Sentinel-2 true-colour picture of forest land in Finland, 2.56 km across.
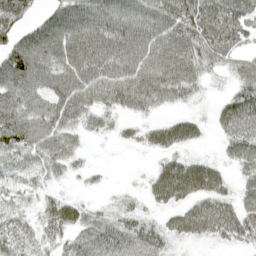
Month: April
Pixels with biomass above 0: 82%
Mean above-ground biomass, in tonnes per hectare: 51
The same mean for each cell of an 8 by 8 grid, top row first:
75 50 83 82 78 83 67 62
76 92 72 70 70 76 69 34
83 57 66 65 85 85 25 40
70 61 62 41 35 22 10 78
64 56 22 10 31 54 10 68
38 31 14 2 11 86 71 29
38 36 38 15 20 39 55 52
55 33 52 66 64 27 28 37
